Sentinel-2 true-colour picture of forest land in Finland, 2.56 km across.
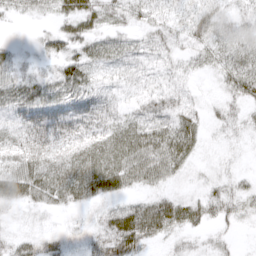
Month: March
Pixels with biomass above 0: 81%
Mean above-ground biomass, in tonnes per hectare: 30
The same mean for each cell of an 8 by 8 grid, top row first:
15 17 52 28 21 19 31 19
11 23 29 28 18 20 32 34
34 28 43 14 17 16 6 44
31 46 41 23 25 37 14 20
36 54 46 38 49 54 8 7
53 57 58 56 41 18 12 15
20 27 22 26 48 50 34 27
29 26 16 65 57 22 14 6
